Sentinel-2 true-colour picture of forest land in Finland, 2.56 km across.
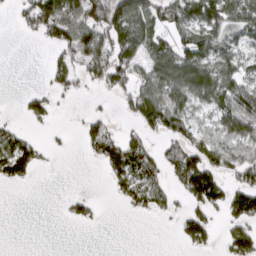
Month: March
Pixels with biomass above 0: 50%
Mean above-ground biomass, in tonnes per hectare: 44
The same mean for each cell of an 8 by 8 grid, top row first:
20 116 104 91 70 63 77 71
0 26 96 80 54 64 68 45
0 22 37 74 54 82 82 61
5 31 5 10 78 77 41 84
66 10 17 59 44 44 51 61
55 0 0 42 78 47 92 46
0 0 20 1 36 21 57 68
0 0 0 0 0 14 41 70
